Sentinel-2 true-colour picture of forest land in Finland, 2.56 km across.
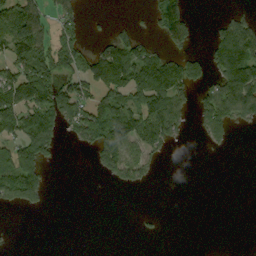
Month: September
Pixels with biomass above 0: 40%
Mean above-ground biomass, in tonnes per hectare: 62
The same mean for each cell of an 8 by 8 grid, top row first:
119 62 39 7 8 93 2 37
116 110 70 104 61 46 48 144
132 132 93 148 150 147 61 194
143 155 114 132 159 88 113 87
96 101 39 129 111 25 27 1
116 33 0 47 45 0 0 0
36 11 0 0 1 0 0 0
1 0 0 0 5 0 0 0
